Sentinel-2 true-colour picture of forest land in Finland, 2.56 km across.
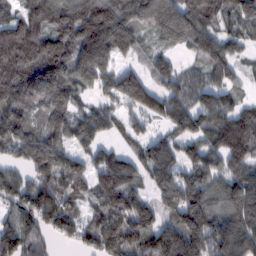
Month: February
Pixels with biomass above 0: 89%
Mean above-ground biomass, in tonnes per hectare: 134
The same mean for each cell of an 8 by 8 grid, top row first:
100 153 206 193 140 204 118 146
213 185 203 172 55 70 125 66
184 174 129 126 125 111 86 50
151 122 86 75 125 139 129 113
139 141 114 61 66 106 131 174
96 129 144 199 89 151 136 152
121 142 77 160 119 167 159 176
155 72 78 151 140 191 202 165
